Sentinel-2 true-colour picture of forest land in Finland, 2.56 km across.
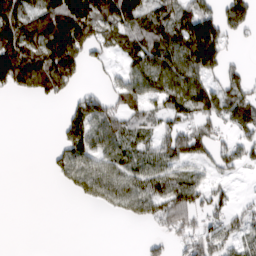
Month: March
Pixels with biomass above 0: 60%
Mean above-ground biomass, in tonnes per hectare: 58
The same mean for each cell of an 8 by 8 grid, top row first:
110 116 157 103 77 80 83 81
127 139 120 42 98 86 164 5
127 119 31 22 83 96 61 42
0 0 67 59 52 58 72 67
0 3 103 71 52 62 57 47
0 12 67 77 72 65 31 13
0 0 6 41 73 94 49 23
0 0 0 0 18 29 66 46
